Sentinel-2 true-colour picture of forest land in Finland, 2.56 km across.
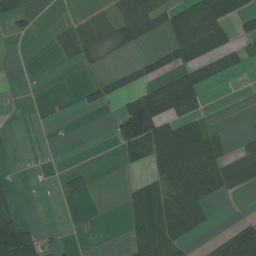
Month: July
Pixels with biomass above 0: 38%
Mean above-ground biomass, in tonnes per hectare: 32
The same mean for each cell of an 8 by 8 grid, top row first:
27 0 9 29 56 44 75 41
0 3 43 30 14 56 59 21
0 0 3 25 31 59 32 3
1 2 9 11 93 63 9 0
0 3 0 16 90 127 62 17
2 2 12 0 23 104 70 69
16 0 1 0 101 90 36 0
115 15 1 1 103 68 14 75
